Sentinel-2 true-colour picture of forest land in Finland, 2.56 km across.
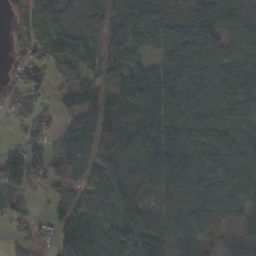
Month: October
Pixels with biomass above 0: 87%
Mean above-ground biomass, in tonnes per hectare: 87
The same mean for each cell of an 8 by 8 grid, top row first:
30 87 95 114 86 91 93 85
29 90 103 81 56 146 132 101
47 51 44 68 113 194 120 136
32 23 87 81 112 134 102 103
28 47 109 123 131 137 98 75
88 84 72 121 128 164 143 100
29 28 77 79 85 77 80 72
33 40 128 101 106 66 37 28
